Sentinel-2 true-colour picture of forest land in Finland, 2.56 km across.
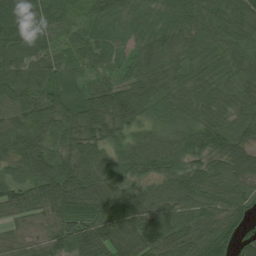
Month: July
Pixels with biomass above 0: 97%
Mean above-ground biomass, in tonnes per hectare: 66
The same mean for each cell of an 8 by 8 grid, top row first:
93 59 46 56 47 73 72 71
76 52 43 34 66 77 69 65
64 59 41 40 75 63 60 54
64 79 78 106 60 54 61 61
71 67 75 61 62 68 81 72
44 92 78 68 63 74 84 89
67 46 69 88 71 74 70 65
27 38 80 96 75 66 66 51
